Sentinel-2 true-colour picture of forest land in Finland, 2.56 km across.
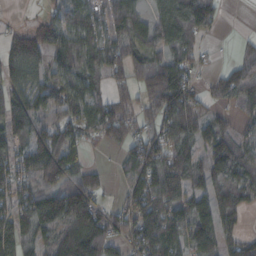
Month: October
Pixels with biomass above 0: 81%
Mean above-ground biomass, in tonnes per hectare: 97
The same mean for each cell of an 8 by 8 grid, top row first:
6 48 123 138 89 162 144 0
83 92 129 99 95 114 18 29
99 73 90 52 101 144 28 92
133 78 109 91 71 144 53 41
86 138 81 50 105 123 91 77
109 158 88 18 110 151 97 99
115 182 203 40 138 121 97 98
119 94 187 76 135 89 134 61
